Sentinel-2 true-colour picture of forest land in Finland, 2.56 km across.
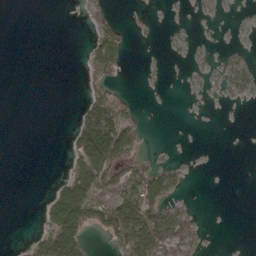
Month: March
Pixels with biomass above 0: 26%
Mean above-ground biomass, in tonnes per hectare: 22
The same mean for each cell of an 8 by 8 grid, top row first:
0 0 0 8 1 0 2 0
0 0 1 61 0 1 2 2
0 0 1 26 1 0 5 23
0 0 25 64 4 0 0 0
0 0 60 146 10 0 0 0
0 1 81 58 50 19 0 0
0 32 130 84 90 34 0 0
1 67 78 36 120 77 3 0
